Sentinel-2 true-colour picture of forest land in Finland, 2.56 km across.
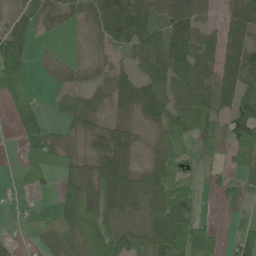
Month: June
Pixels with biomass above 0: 70%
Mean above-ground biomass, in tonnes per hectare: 49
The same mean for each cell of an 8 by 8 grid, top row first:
32 40 36 118 85 110 37 65
82 6 4 43 72 96 57 85
51 11 25 56 65 73 64 78
32 18 73 29 57 63 68 70
7 35 20 67 17 59 21 47
3 8 49 110 52 49 19 30
13 2 93 73 45 91 6 26
16 27 68 69 38 86 55 44
